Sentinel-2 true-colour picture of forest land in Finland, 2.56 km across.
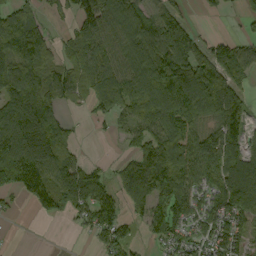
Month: September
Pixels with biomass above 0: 74%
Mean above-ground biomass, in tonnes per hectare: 81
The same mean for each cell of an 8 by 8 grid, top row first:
77 29 77 96 39 71 9 22
100 63 67 99 96 142 84 63
109 77 74 96 124 159 165 70
129 95 10 59 84 121 111 114
156 133 21 5 81 108 103 105
109 110 119 40 129 106 66 137
12 62 71 89 72 95 66 126
1 0 5 96 21 67 71 71
